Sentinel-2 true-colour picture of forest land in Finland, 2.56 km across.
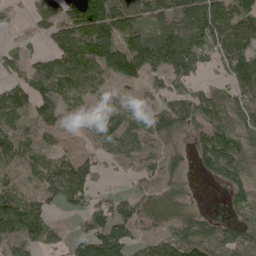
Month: May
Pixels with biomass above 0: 76%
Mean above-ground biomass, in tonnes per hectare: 72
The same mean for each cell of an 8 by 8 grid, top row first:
17 53 136 121 59 80 125 98
23 38 132 131 135 139 113 116
41 85 103 74 64 73 24 115
81 55 48 75 76 104 84 58
55 23 24 58 55 45 109 64
28 53 99 10 34 55 46 64
101 46 43 93 81 59 7 61
100 61 65 140 35 83 65 52
